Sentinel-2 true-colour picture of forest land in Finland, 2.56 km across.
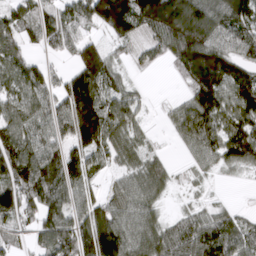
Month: March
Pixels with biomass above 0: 80%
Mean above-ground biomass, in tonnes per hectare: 84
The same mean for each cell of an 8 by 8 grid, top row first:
76 62 72 181 162 181 117 113
72 42 91 38 26 119 145 85
82 72 128 86 5 20 166 122
80 88 169 109 25 46 134 109
112 89 114 79 37 24 88 108
107 133 96 31 81 24 24 20
90 106 77 81 69 12 32 17
28 79 113 153 82 81 101 78
